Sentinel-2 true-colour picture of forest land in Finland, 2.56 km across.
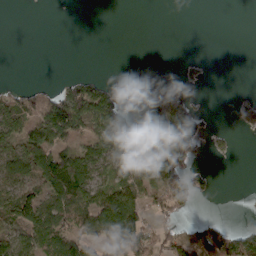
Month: March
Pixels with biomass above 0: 43%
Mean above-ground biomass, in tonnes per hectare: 42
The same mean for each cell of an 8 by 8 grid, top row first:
0 0 0 0 0 0 0 0
0 0 0 0 0 0 0 0
2 3 36 6 21 5 7 0
60 71 96 81 113 79 12 24
67 83 55 75 69 154 16 2
77 84 89 62 83 88 19 0
75 84 87 104 57 55 0 0
78 74 71 92 73 54 81 62
